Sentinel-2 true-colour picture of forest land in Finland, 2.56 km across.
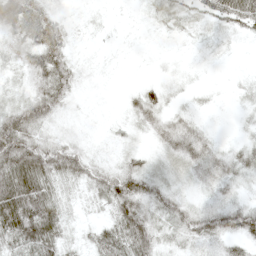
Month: May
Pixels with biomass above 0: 77%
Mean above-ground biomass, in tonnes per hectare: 26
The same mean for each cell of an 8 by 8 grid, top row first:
61 36 3 3 5 18 35 73
21 49 4 2 1 3 7 5
10 42 13 1 6 6 2 7
43 38 4 2 32 13 5 6
67 39 18 8 6 36 25 14
72 54 37 37 50 17 28 24
80 52 8 36 40 30 26 40
48 54 13 43 52 21 28 31
